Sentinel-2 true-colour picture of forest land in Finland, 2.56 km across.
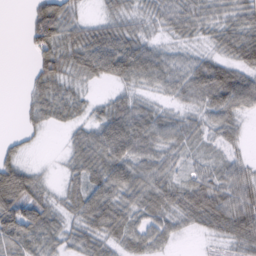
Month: February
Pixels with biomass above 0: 82%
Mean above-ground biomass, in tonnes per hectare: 44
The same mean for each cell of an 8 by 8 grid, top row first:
0 90 28 38 36 53 36 42
0 71 70 81 52 26 23 55
0 60 31 37 44 47 75 59
5 43 26 54 50 29 45 42
15 2 47 73 57 41 27 21
84 12 45 65 55 29 38 40
94 57 53 67 48 53 57 49
71 47 45 42 46 18 13 42
